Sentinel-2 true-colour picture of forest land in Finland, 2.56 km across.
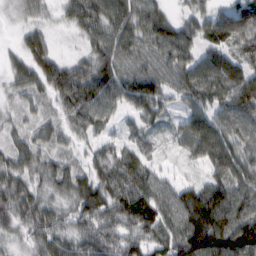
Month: February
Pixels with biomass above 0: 94%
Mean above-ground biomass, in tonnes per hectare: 66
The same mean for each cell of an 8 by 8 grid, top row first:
19 21 77 86 89 30 44 76
23 46 22 84 70 96 52 62
39 68 88 90 92 64 98 95
26 32 85 50 59 28 70 92
46 43 26 35 44 30 104 72
64 58 53 76 75 21 44 88
72 59 71 68 94 94 142 104
31 68 64 65 68 95 148 136
